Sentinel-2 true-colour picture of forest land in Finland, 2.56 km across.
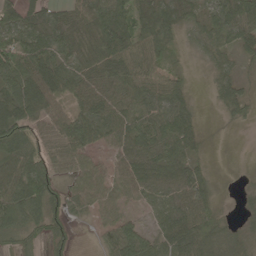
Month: May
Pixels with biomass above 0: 83%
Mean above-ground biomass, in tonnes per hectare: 60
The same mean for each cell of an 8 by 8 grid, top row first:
64 52 66 88 50 55 47 80
88 69 63 97 62 23 48 47
99 92 78 86 69 38 20 36
97 78 60 67 64 81 3 35
100 59 68 49 84 83 12 1
103 97 51 48 88 78 33 4
90 96 32 42 24 66 60 14
43 56 7 69 80 91 83 45
